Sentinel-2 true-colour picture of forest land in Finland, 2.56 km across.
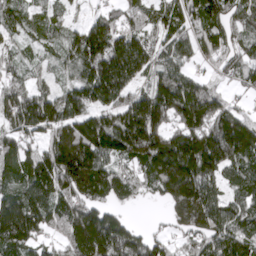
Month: April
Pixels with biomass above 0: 88%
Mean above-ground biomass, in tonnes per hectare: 121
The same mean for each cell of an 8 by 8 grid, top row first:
74 60 21 69 83 103 151 88
44 48 148 180 125 90 81 74
60 42 129 237 95 144 47 61
135 149 128 117 215 153 153 65
93 105 209 179 207 182 188 212
97 150 199 110 84 220 141 100
195 130 134 78 6 120 162 106
163 55 165 215 104 41 109 130
